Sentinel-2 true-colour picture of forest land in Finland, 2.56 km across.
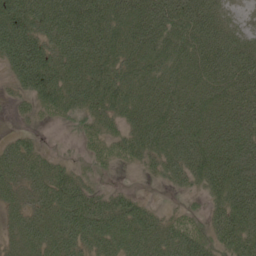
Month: June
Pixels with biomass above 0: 88%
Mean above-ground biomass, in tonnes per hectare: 74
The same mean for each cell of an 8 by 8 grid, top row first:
112 96 129 95 102 107 101 25
121 91 112 90 93 79 103 82
55 108 95 84 73 74 80 94
20 37 56 59 76 94 79 95
54 9 17 42 65 82 90 108
77 77 46 9 14 52 88 112
54 76 98 77 43 14 39 103
47 71 75 78 85 86 66 95
